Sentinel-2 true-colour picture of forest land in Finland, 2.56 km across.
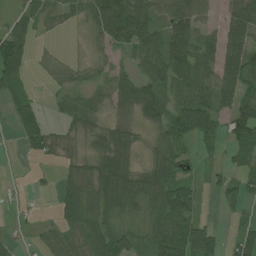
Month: July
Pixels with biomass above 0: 70%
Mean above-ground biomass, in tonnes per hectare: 49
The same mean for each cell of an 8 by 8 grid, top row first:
32 40 36 118 85 110 37 65
82 6 4 43 72 96 57 85
51 11 25 56 65 73 64 78
32 18 73 29 57 63 68 70
7 35 20 67 17 59 21 47
3 8 49 110 52 49 19 30
13 2 93 73 45 91 6 26
16 27 68 69 38 86 55 44
